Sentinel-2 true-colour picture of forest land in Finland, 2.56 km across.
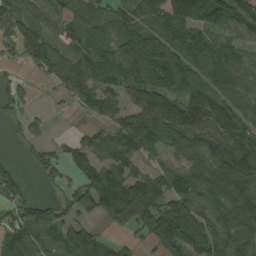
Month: August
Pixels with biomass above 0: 80%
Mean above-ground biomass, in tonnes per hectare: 94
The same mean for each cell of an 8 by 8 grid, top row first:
96 78 83 70 91 135 92 126
66 94 83 91 166 129 119 79
35 42 132 90 106 124 78 83
38 13 34 86 149 157 127 70
16 41 50 89 142 110 98 114
46 41 68 95 78 111 108 166
67 65 81 97 132 139 84 151
108 98 149 29 54 172 113 112
